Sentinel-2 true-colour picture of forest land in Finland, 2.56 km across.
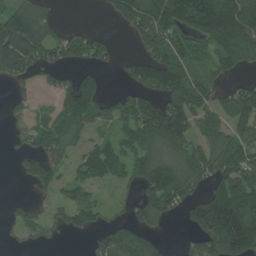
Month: July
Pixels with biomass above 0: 65%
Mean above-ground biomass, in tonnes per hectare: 95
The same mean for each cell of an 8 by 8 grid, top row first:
145 65 0 43 169 182 235 213
215 128 104 46 67 98 71 134
88 44 79 4 105 140 64 40
48 44 142 63 137 150 103 138
38 108 70 66 119 123 96 113
17 111 66 69 107 136 105 142
34 37 110 22 91 64 181 215
23 33 7 60 79 13 125 200
